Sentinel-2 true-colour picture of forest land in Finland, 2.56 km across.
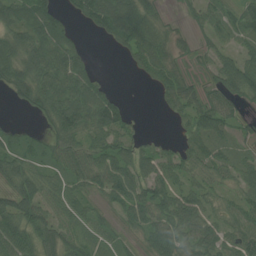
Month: July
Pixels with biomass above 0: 80%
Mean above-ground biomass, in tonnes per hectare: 54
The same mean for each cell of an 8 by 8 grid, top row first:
77 95 53 103 71 13 47 52
76 94 38 22 68 42 31 32
86 90 84 11 18 54 30 76
9 64 101 97 3 39 74 28
41 38 53 67 35 23 49 22
71 43 55 81 66 50 44 48
84 54 41 33 75 78 39 43
80 58 43 28 43 75 60 52
